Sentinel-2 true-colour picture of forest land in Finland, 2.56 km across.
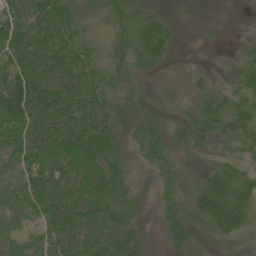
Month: June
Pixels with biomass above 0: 87%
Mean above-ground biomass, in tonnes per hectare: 52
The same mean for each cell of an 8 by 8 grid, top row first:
58 85 30 40 34 9 11 4
82 75 48 34 58 14 6 15
96 73 85 26 6 4 9 38
125 96 87 43 17 12 49 46
88 103 101 64 42 30 25 38
72 86 95 87 12 29 44 46
72 96 82 89 21 40 87 79
69 65 80 91 30 36 12 27
